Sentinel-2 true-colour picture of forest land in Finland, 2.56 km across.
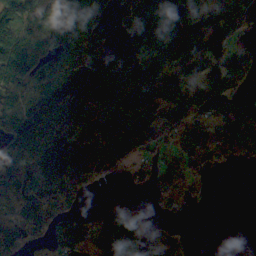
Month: October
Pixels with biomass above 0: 76%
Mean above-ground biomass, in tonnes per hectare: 127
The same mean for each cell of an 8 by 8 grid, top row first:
133 90 127 62 126 139 145 177
170 114 102 74 132 131 178 84
185 113 209 182 228 123 169 106
100 164 158 138 217 172 152 158
147 142 154 155 108 117 174 187
226 148 193 55 57 115 48 1
152 200 74 81 22 59 9 0
135 100 193 258 163 87 0 0
